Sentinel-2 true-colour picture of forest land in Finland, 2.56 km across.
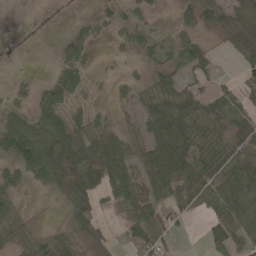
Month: May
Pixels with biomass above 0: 78%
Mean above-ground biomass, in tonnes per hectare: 34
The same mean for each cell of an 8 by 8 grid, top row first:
1 2 20 41 19 15 33 39
2 7 45 8 35 47 18 36
6 20 39 9 18 30 19 25
24 59 26 11 33 57 39 37
78 68 57 42 32 67 33 31
34 64 85 66 47 59 38 45
23 5 39 20 46 34 25 54
27 34 33 16 52 17 30 39
